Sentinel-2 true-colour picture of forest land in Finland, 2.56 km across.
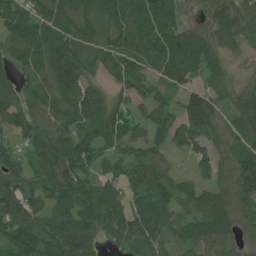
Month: July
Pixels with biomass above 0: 89%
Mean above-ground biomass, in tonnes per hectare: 78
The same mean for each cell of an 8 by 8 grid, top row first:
83 76 59 82 89 43 45 88
75 114 79 78 77 95 77 46
55 83 81 44 70 68 52 32
83 91 95 93 50 64 157 84
37 96 98 79 75 58 70 57
77 84 93 66 110 40 45 115
103 71 91 107 74 71 117 70
139 106 104 52 104 58 72 43
